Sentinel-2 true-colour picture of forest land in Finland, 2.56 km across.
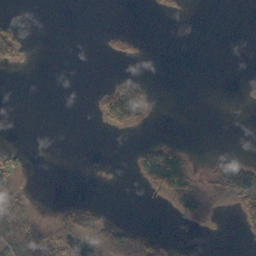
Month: October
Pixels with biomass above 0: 17%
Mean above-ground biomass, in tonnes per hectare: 16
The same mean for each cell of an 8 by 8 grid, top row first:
1 0 0 0 0 5 0 0
25 0 0 5 2 0 0 0
0 0 0 8 13 0 0 0
0 0 0 75 32 0 0 0
1 0 0 0 19 21 0 0
11 0 0 0 63 159 18 106
39 1 28 1 0 46 33 61
74 55 13 46 45 0 0 6
